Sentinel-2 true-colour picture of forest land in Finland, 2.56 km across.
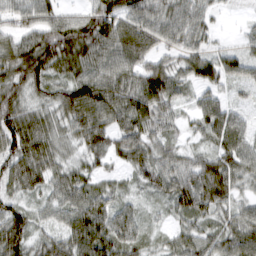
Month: March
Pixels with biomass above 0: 92%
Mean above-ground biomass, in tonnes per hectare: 64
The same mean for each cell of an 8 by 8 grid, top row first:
54 59 48 74 81 72 42 7
72 110 113 92 83 57 38 27
77 72 88 88 90 65 53 43
92 54 98 92 94 41 43 28
100 76 51 60 73 37 34 57
75 69 54 33 51 75 90 61
53 43 80 69 26 54 64 41
90 42 96 82 41 43 50 57
